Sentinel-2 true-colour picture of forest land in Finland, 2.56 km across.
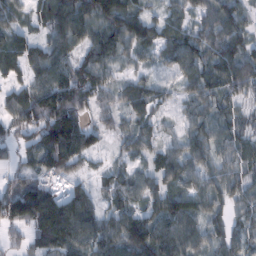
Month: February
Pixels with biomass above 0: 89%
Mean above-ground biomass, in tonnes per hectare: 75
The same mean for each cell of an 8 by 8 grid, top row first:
62 82 106 121 85 44 74 70
81 71 70 84 67 95 87 87
46 92 112 46 46 42 80 108
89 156 103 47 54 26 54 44
53 131 102 14 52 44 67 53
40 67 34 45 50 76 64 53
153 154 105 51 61 88 67 48
27 115 106 93 105 100 65 56
